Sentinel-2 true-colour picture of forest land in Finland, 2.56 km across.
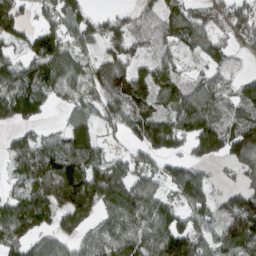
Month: March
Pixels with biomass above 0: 78%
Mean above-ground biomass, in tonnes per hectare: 96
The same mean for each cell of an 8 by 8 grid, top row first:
93 73 103 48 51 117 86 119
56 170 66 79 64 83 93 49
122 118 80 122 108 96 65 44
94 36 90 86 108 121 121 79
56 83 132 22 109 97 144 137
51 141 149 119 70 94 46 55
123 109 138 99 115 88 119 146
105 60 61 105 112 192 92 146
